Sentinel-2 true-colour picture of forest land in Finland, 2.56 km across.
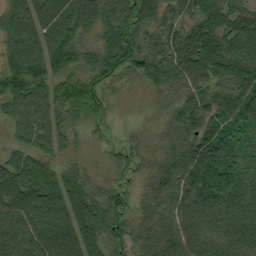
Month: September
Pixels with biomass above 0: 92%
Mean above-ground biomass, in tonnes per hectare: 70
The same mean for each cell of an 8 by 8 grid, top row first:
87 105 58 76 78 65 97 104
58 64 63 81 74 87 124 104
82 68 63 51 51 81 94 94
63 67 65 25 7 57 100 80
39 52 17 23 28 61 95 57
73 73 46 26 33 82 113 63
84 74 80 73 36 75 102 79
93 77 78 60 51 84 82 107
